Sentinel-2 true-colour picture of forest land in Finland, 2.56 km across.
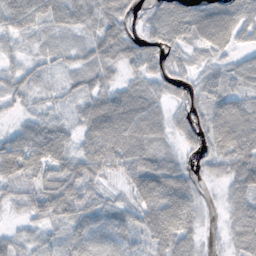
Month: November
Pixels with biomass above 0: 88%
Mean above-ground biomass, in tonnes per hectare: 54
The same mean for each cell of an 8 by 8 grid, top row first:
72 62 54 65 29 90 79 70
23 19 28 67 62 53 55 31
49 25 28 32 48 41 38 35
21 25 37 98 80 32 50 71
77 102 44 91 70 26 60 90
77 71 85 33 107 86 25 71
20 65 67 40 80 108 12 52
34 31 42 25 40 95 12 51
